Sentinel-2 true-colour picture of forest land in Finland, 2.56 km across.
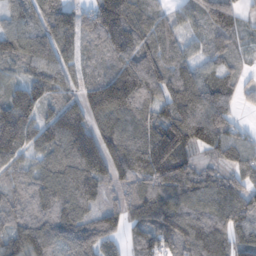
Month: November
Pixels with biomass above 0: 94%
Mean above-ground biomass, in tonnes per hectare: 110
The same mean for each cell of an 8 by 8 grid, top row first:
81 87 94 203 129 46 83 60
75 110 82 130 123 73 57 33
63 112 77 180 177 123 88 35
175 77 140 164 97 135 140 22
160 106 167 154 143 160 99 92
68 113 161 131 119 133 66 74
79 109 126 82 127 128 112 106
124 130 167 75 84 140 166 91
